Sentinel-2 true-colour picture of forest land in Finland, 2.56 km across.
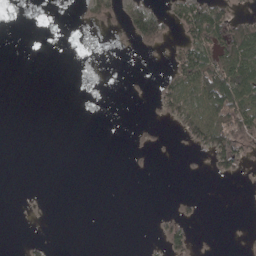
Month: May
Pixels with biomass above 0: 21%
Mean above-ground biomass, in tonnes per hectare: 24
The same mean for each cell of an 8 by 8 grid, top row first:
0 0 7 37 96 47 102 39
0 0 0 1 30 36 87 128
0 0 0 0 3 62 131 123
0 0 0 0 1 67 109 110
0 0 0 0 12 3 88 76
0 0 0 0 2 0 11 21
0 0 0 0 0 14 0 0
0 10 0 0 2 54 2 1
